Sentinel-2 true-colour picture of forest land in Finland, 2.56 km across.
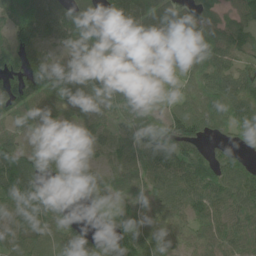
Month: June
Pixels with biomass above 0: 85%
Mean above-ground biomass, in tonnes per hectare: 68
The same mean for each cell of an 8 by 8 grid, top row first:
105 96 97 60 76 85 67 62
86 41 65 40 80 69 83 77
87 55 45 58 40 27 78 76
69 48 72 41 41 58 87 74
55 17 35 53 84 119 58 31
163 52 91 41 70 96 107 83
101 109 15 27 35 61 84 77
62 60 68 67 92 47 67 70
